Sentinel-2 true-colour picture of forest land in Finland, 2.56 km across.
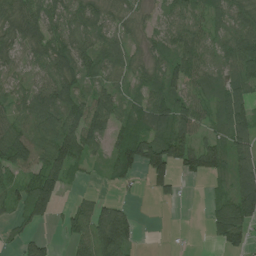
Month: July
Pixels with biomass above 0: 77%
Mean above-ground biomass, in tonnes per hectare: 65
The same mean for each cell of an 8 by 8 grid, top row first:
70 71 64 49 23 69 62 67
57 76 75 68 35 78 61 94
38 69 73 48 51 76 58 81
61 108 87 95 81 92 55 90
91 85 113 57 111 98 53 85
48 103 20 45 59 67 46 118
50 83 40 61 0 8 35 151
29 28 62 144 6 2 22 64
